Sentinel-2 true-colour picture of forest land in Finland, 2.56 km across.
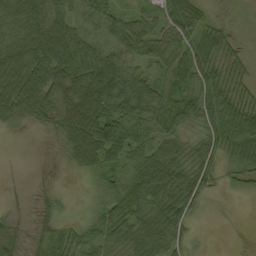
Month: September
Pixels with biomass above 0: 82%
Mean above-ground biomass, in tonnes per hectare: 49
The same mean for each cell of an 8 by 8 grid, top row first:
83 78 58 50 34 78 31 3
65 81 47 67 62 62 68 23
53 62 91 104 71 81 76 51
33 49 100 67 70 85 76 75
1 7 50 36 43 47 53 79
1 3 8 42 81 74 44 33
9 18 5 63 62 74 11 0
41 30 36 46 67 48 3 0
